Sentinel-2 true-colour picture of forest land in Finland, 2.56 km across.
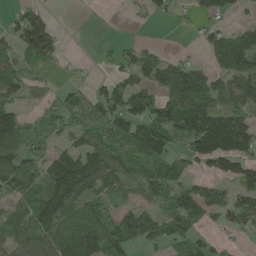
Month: May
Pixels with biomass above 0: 67%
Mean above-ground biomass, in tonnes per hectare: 76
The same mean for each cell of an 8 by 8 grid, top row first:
38 40 0 0 16 16 60 23
73 98 1 18 34 6 55 125
78 45 14 41 63 118 80 95
82 54 72 108 104 143 146 100
90 45 68 87 156 61 158 145
123 100 173 86 85 123 54 78
60 126 96 55 77 95 101 84
68 100 108 116 73 74 39 14
